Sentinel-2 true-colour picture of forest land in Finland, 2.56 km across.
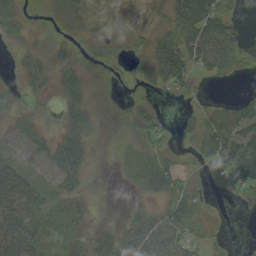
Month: September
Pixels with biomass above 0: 59%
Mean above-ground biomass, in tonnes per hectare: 24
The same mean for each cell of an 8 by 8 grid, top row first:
24 19 18 6 9 39 65 11
7 7 14 10 20 55 68 38
3 16 28 10 9 46 15 4
9 4 27 1 16 2 16 21
23 26 39 8 25 11 34 60
43 22 30 2 47 31 7 61
30 30 20 1 13 43 9 6
55 35 28 28 49 36 13 0
